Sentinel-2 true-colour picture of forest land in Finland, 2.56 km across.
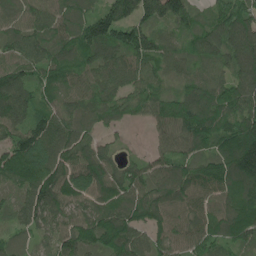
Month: May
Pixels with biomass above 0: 95%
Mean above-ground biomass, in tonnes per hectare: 107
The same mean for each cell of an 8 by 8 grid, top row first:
83 105 99 133 124 122 75 137
97 106 122 123 151 76 119 135
113 83 87 100 100 70 105 116
111 89 95 96 68 122 145 133
111 125 112 37 12 99 104 160
112 136 115 104 111 111 118 155
73 140 97 125 144 94 95 134
57 69 142 166 98 96 95 85
